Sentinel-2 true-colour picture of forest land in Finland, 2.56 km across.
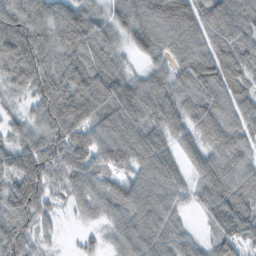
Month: November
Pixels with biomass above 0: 94%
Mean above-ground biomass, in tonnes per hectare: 93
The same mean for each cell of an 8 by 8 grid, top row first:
119 104 98 64 91 149 110 116
133 111 111 68 72 72 89 100
79 107 110 111 61 72 124 114
33 105 144 125 102 85 108 95
84 109 126 126 111 60 82 84
147 104 113 76 99 73 103 104
123 58 45 86 104 62 89 117
103 24 16 45 99 76 51 100
